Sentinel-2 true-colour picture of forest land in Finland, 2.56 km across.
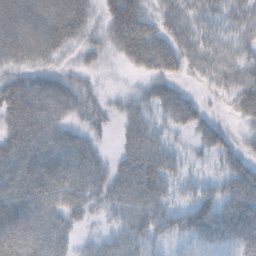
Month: October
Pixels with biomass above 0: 81%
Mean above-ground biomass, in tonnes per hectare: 44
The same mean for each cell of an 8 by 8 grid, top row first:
63 73 59 51 55 48 37 51
58 54 28 33 80 50 42 44
42 41 22 2 20 27 32 58
64 63 32 16 34 53 17 37
62 66 47 8 64 17 34 23
67 73 60 45 75 29 14 50
67 56 35 30 57 29 47 65
62 61 18 28 41 24 42 53
